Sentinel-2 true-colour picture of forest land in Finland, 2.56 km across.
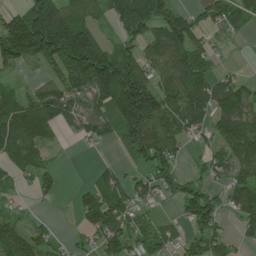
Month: June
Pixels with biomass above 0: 71%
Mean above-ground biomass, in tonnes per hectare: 91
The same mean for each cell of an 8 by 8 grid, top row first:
92 211 101 78 154 101 73 76
178 196 243 82 81 139 66 3
27 54 145 204 121 138 108 45
124 126 56 136 226 125 110 138
117 64 16 41 143 73 48 149
43 46 1 57 54 71 46 88
16 4 67 118 38 29 123 86
104 45 25 99 81 39 83 28
